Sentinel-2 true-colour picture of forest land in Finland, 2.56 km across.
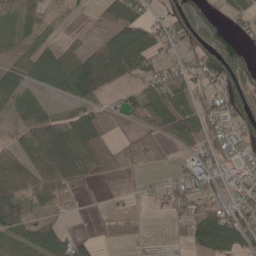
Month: May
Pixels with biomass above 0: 68%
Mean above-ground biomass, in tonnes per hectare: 55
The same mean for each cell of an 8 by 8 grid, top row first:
45 30 9 45 40 70 47 41
24 39 37 103 93 38 89 57
66 55 125 75 50 65 68 94
49 44 60 26 59 110 45 75
38 119 69 63 56 26 45 43
74 103 86 46 14 25 64 43
75 44 9 19 14 33 55 57
61 82 35 19 8 10 102 81
